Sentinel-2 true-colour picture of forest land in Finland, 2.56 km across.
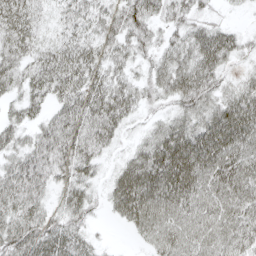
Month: April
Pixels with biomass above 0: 87%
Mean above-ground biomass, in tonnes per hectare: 47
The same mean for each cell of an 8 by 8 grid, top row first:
64 22 40 40 49 35 23 3
53 33 49 38 26 41 68 29
42 61 57 42 29 61 56 24
23 31 58 61 24 36 49 68
33 55 55 28 33 75 75 61
59 47 44 27 77 85 65 65
52 32 46 29 74 63 55 56
67 56 39 3 26 60 59 57
